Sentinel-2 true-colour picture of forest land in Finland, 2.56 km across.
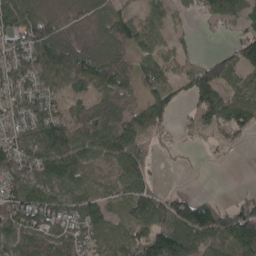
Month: April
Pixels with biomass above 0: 80%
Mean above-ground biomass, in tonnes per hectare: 83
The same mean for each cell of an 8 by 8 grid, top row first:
101 61 35 75 57 28 48 51
87 149 64 62 68 29 2 100
100 102 97 116 68 42 118 48
98 96 79 117 95 31 105 133
98 139 122 137 71 32 26 22
127 119 88 84 99 2 1 0
115 127 109 64 107 97 81 76
95 109 76 103 148 135 91 169
